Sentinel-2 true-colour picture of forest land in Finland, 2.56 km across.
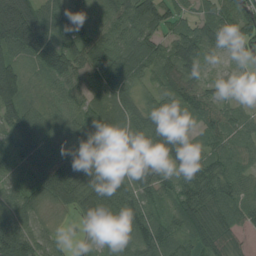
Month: August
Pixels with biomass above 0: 94%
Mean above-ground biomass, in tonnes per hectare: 75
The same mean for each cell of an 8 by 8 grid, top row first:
127 64 54 68 112 49 66 101
94 99 81 86 91 92 77 48
117 56 61 106 47 81 39 20
80 52 57 72 80 122 56 41
81 93 64 80 91 195 61 61
56 87 55 96 73 77 85 68
73 25 59 112 82 60 90 75
121 40 13 73 93 72 85 33
